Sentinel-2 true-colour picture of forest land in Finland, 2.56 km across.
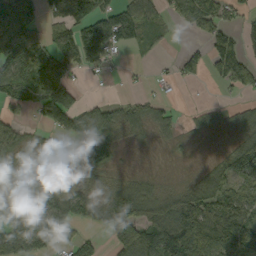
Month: September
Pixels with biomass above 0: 66%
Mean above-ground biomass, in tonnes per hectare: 66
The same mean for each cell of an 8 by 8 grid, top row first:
129 36 90 75 71 41 83 32
138 72 113 72 31 6 48 58
124 142 16 4 6 31 39 77
27 91 80 50 56 21 27 32
58 55 69 67 13 15 4 60
22 35 67 38 33 11 59 100
83 87 63 108 82 107 88 97
92 83 53 62 136 151 161 128
